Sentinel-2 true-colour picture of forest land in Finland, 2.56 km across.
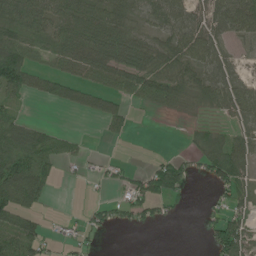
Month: June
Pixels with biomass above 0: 60%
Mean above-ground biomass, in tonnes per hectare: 51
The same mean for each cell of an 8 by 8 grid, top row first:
65 73 75 79 67 79 62 86
88 48 81 97 78 79 78 20
77 47 50 65 89 76 71 51
28 1 29 58 8 17 21 70
101 74 18 7 0 0 48 58
118 66 10 22 54 74 47 78
77 13 7 33 58 10 17 48
96 38 23 1 0 0 31 102
